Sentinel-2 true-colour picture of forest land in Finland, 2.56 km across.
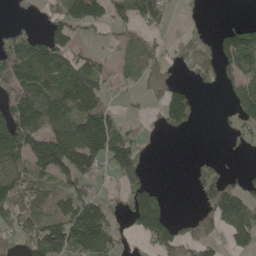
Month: May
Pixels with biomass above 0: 56%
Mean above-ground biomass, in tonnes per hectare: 81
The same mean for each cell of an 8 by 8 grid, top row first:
5 45 47 53 107 7 6 1
115 132 31 21 64 20 30 168
137 170 179 33 54 30 29 94
141 163 164 70 11 128 0 72
161 191 208 173 26 0 0 21
129 100 123 50 64 0 75 37
107 81 140 48 136 1 67 179
53 166 143 93 42 86 53 86
